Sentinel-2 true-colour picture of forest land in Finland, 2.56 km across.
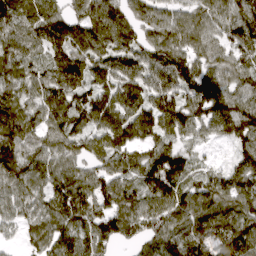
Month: April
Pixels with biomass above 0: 93%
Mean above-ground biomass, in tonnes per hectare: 108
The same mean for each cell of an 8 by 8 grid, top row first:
114 104 98 118 87 75 99 120
96 108 125 124 102 114 97 122
88 105 124 104 104 139 119 92
91 110 116 123 118 136 137 144
124 90 78 112 96 88 42 102
126 100 94 113 123 153 62 119
96 105 135 113 101 120 116 110
34 106 116 100 84 111 149 133
